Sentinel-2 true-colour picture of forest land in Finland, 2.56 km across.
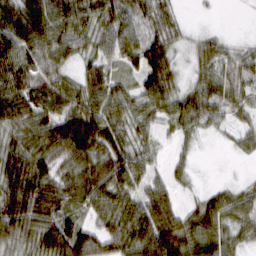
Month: March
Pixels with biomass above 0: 88%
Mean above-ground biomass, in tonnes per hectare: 60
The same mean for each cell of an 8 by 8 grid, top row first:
80 93 79 70 52 36 3 1
91 71 45 54 94 39 43 20
80 65 44 57 60 37 49 38
81 73 93 70 57 62 55 32
53 75 135 87 38 20 3 24
108 70 81 93 54 23 2 6
89 78 49 73 80 49 59 58
60 77 103 65 96 95 76 37
